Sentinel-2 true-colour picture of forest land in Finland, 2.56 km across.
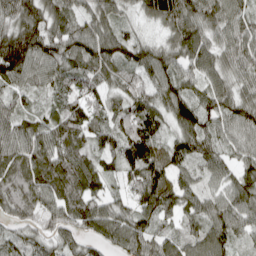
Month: April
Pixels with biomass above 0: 95%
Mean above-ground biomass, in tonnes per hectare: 96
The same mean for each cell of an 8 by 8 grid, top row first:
120 110 76 77 56 155 120 88
192 119 117 119 87 97 100 116
102 81 84 69 88 102 74 87
85 51 93 92 111 105 94 114
109 107 83 92 157 75 82 72
107 128 118 52 142 78 62 86
89 98 115 73 107 98 90 97
68 72 71 79 110 76 113 47
